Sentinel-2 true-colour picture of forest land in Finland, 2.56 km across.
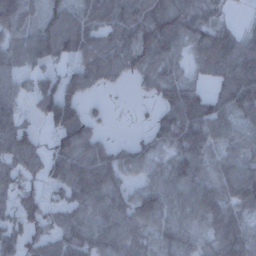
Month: December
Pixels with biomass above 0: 82%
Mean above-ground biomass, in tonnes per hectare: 81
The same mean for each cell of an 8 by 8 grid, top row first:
100 75 80 94 109 121 59 6
68 111 102 97 112 73 108 94
47 45 78 46 57 82 42 137
63 81 75 8 7 138 122 81
107 38 112 42 58 112 85 53
67 57 117 92 51 90 76 102
70 58 84 110 110 99 117 75
76 78 96 104 57 85 64 102
